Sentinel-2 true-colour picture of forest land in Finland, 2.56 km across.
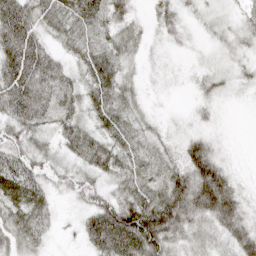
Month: April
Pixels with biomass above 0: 89%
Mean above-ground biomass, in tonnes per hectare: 40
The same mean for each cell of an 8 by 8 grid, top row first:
68 32 45 41 14 27 15 17
72 35 28 37 21 11 9 18
67 58 32 46 14 6 17 16
50 43 38 51 20 6 14 1
40 28 55 46 34 23 44 2
67 33 35 37 42 54 100 12
48 30 27 79 89 85 71 53
29 17 21 113 108 41 34 64
